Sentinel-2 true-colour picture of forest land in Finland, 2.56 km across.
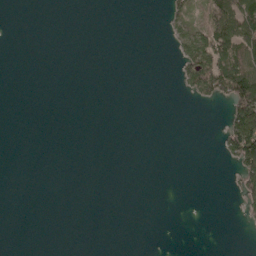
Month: May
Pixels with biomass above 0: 13%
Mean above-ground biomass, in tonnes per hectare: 13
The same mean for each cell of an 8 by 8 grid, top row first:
0 0 0 0 0 28 49 102
0 0 0 0 0 25 92 97
0 0 0 0 0 12 91 102
0 0 0 0 0 0 0 85
0 0 0 0 0 0 0 105
0 0 0 0 0 0 0 41
0 0 0 0 0 0 0 16
0 0 0 0 0 0 0 0
